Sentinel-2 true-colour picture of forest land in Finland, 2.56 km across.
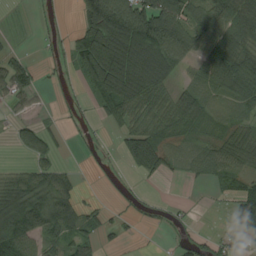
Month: August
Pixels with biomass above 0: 61%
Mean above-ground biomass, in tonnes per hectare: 59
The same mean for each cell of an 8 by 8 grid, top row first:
3 15 52 180 147 94 74 81
11 15 100 181 170 114 63 79
75 15 33 153 135 48 65 95
15 5 17 59 59 76 41 29
24 37 10 8 121 35 40 87
44 60 15 11 37 15 55 59
164 115 64 17 13 11 1 86
147 60 50 18 3 16 36 34
